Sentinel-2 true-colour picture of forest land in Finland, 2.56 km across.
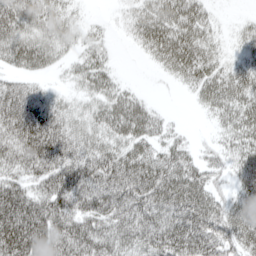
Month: April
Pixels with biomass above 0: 82%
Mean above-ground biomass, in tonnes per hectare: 59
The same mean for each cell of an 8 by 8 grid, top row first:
74 61 17 9 55 77 34 5
69 54 31 15 34 87 45 20
32 17 34 37 2 27 63 50
95 78 30 63 58 4 23 57
87 111 54 49 57 48 15 46
60 84 91 97 89 89 49 41
110 94 71 78 83 87 78 54
127 97 86 69 71 101 89 67
